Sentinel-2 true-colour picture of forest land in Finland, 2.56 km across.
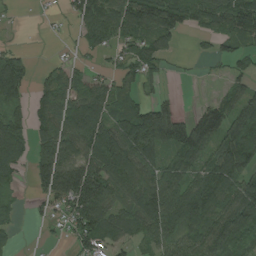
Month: August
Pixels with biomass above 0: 71%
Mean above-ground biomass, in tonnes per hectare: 81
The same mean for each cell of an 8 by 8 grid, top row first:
8 8 72 101 132 114 80 113
28 1 29 49 72 25 21 45
133 56 71 54 73 7 8 49
55 98 133 88 103 70 81 112
112 101 125 151 132 108 84 184
43 111 151 134 100 81 95 99
28 38 126 79 115 135 132 125
25 8 76 67 50 79 101 85
